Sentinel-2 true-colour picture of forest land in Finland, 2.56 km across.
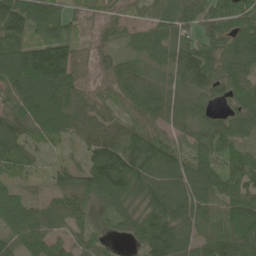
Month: June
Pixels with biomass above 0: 92%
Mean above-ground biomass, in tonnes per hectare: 89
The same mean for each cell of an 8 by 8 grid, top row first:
133 90 34 32 33 81 82 124
91 153 49 39 61 74 87 109
134 225 59 63 65 77 110 91
104 165 80 53 73 66 42 82
96 38 52 133 142 57 83 72
45 37 97 230 145 110 105 90
81 46 56 85 113 130 78 108
64 76 54 27 130 146 79 108
